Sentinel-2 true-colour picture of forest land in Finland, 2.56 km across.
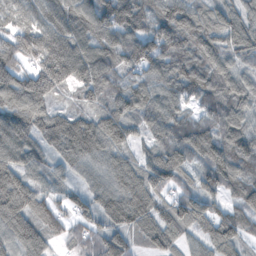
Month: November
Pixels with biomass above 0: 95%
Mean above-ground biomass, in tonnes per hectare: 106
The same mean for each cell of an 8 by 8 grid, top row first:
98 103 117 133 94 154 104 97
131 166 106 98 118 124 103 103
141 176 107 85 66 110 111 90
127 96 79 104 78 88 77 103
119 78 164 119 56 121 101 125
149 64 63 124 131 106 105 114
175 87 72 129 127 109 100 83
108 83 66 108 56 69 94 93
